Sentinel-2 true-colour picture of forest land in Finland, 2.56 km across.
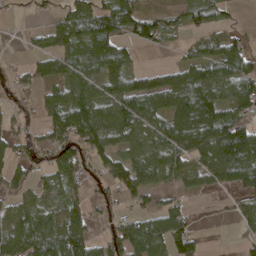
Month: April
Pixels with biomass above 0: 69%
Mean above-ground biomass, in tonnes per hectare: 73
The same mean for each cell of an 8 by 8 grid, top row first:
10 31 112 102 67 29 62 10
10 61 68 80 24 16 63 69
55 83 80 80 76 84 95 105
39 72 113 98 105 103 109 73
59 95 107 75 83 99 107 152
51 62 65 76 78 63 68 98
75 65 52 44 42 65 1 40
121 121 103 91 154 112 7 33
